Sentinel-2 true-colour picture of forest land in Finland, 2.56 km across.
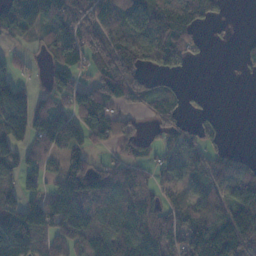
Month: November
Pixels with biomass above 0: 68%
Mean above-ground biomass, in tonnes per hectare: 70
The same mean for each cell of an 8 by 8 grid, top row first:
95 111 83 111 98 103 68 0
15 68 119 106 93 104 10 9
64 38 35 116 51 20 0 5
162 86 118 75 40 60 16 0
73 84 64 42 34 55 47 2
74 34 106 70 33 50 77 85
89 74 104 109 70 42 82 145
161 64 64 104 82 52 110 137
